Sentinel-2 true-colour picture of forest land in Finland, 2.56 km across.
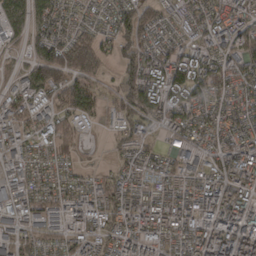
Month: March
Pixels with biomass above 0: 85%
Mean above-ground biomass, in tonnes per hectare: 70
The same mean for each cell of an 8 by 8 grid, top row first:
56 64 35 64 99 48 70 63
30 123 136 52 87 52 73 82
34 140 128 26 126 124 139 66
85 76 95 41 97 99 56 58
55 58 34 26 49 49 42 61
43 42 29 45 46 55 67 84
69 59 71 80 75 64 102 82
61 48 61 63 81 52 101 124
